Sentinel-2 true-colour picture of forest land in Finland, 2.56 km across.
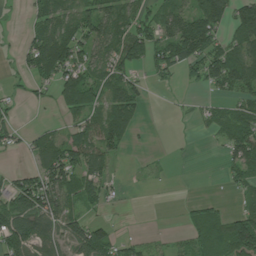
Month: July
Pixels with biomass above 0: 61%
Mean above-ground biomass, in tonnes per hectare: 55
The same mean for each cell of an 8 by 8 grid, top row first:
4 68 68 73 56 78 152 105
19 102 73 69 87 96 93 82
11 55 107 67 26 18 76 96
18 7 70 98 31 6 33 53
24 59 83 79 2 2 4 101
47 97 79 29 7 1 1 53
89 107 45 8 0 3 34 30
90 65 100 65 22 15 66 131
